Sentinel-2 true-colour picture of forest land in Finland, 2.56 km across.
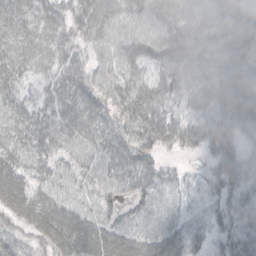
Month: October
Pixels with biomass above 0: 89%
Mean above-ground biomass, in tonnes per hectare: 37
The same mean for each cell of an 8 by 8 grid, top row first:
32 34 32 31 33 47 42 49
35 35 31 22 37 53 49 47
29 25 42 29 33 47 39 43
32 32 46 40 49 29 33 52
32 34 38 43 46 33 39 34
39 28 29 37 43 20 22 60
39 42 32 34 37 26 20 40
23 37 55 53 40 37 25 39
